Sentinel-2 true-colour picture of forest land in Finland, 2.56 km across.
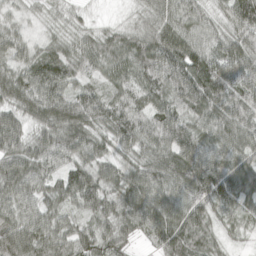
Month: April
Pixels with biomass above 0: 97%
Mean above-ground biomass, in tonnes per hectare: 75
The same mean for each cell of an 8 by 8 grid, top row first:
27 16 16 4 32 72 43 106
55 44 55 69 86 104 72 91
78 101 50 59 87 120 130 81
70 90 98 88 82 88 94 93
84 83 80 61 78 118 75 76
97 74 90 56 87 95 121 90
76 57 58 56 100 94 72 58
96 94 80 70 31 108 63 26
